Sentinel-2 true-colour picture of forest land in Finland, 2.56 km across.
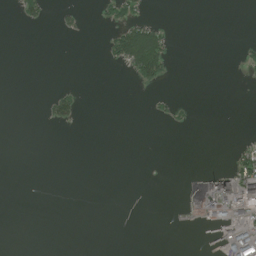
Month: July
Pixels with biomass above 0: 11%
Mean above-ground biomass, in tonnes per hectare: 12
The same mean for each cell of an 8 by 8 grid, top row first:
9 15 13 25 17 0 0 0
0 0 0 42 137 7 0 6
0 0 0 0 41 3 0 2
0 21 25 0 1 11 0 0
0 0 0 0 0 0 0 13
0 0 0 0 0 0 32 104
0 0 0 0 0 4 29 105
0 0 0 0 0 17 7 87
